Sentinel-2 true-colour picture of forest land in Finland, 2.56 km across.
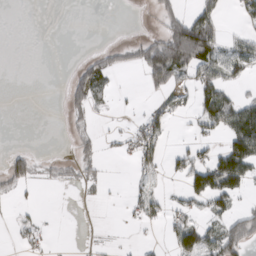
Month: March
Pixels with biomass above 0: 30%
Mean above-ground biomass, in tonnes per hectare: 28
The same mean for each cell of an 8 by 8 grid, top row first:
0 0 0 0 1 40 49 18
0 0 0 26 53 128 111 45
0 0 39 20 29 40 57 28
0 0 22 7 16 17 60 78
1 0 23 4 49 6 18 96
60 12 30 1 16 22 84 86
9 0 3 1 36 22 38 23
12 8 1 3 3 55 61 93
